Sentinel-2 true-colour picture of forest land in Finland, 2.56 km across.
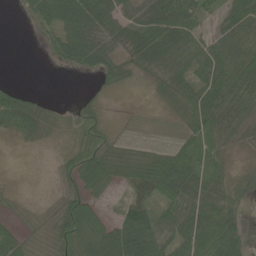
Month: June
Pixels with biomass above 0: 73%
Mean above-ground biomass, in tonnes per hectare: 40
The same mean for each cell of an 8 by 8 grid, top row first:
4 58 82 53 44 69 19 68
0 21 71 38 71 70 46 71
5 0 3 34 19 51 52 84
70 17 25 3 1 18 66 55
8 14 27 22 8 25 49 20
1 5 47 41 76 104 53 24
7 11 60 13 53 72 65 26
50 22 63 66 94 61 55 51
